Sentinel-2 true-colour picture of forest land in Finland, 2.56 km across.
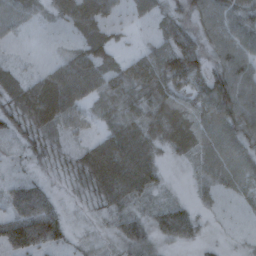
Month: October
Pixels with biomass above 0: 90%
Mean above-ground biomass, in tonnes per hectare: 47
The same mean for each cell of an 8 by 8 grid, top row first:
49 25 77 42 31 39 54 53
15 11 41 38 24 68 42 60
32 61 89 54 74 65 59 65
54 75 45 44 59 60 65 68
23 33 21 71 60 48 61 54
21 18 44 83 66 4 48 65
66 66 12 37 25 49 22 28
81 81 14 28 54 45 12 17
